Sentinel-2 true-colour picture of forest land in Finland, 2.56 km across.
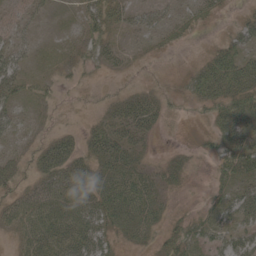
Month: May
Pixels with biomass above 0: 62%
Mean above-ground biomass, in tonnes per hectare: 28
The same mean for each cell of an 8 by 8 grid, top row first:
18 9 21 39 27 18 14 11
31 7 25 23 9 10 10 33
42 11 8 7 7 3 61 60
26 9 5 24 52 8 25 58
20 31 28 51 22 3 13 59
26 39 44 49 38 28 8 45
34 49 46 60 56 7 22 60
19 45 49 24 24 39 33 41
